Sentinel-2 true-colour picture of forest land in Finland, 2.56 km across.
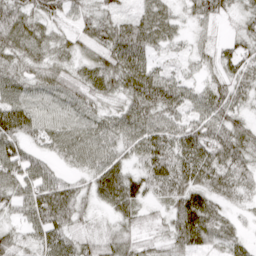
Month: April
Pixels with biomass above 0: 91%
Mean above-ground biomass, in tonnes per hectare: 55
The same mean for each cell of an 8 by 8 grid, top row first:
61 54 37 40 45 30 48 35
60 48 35 75 61 22 26 51
59 56 51 64 80 43 30 53
83 60 58 38 72 55 70 41
60 46 68 59 76 78 84 66
81 57 37 86 61 82 73 55
51 98 50 52 35 65 67 23
42 70 44 48 31 61 54 28
